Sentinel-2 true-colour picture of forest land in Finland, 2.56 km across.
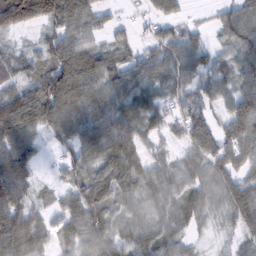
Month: February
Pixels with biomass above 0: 87%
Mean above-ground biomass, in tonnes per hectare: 75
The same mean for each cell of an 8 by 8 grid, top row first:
160 130 117 24 22 42 11 70
31 82 110 60 36 67 46 68
60 114 133 82 79 68 64 68
141 128 77 97 79 53 59 127
99 29 80 107 54 32 107 114
132 12 67 87 71 66 77 79
107 34 99 74 53 64 59 96
126 45 73 84 74 67 14 36
